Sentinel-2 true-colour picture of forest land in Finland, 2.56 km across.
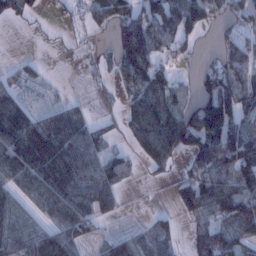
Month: January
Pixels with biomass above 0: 68%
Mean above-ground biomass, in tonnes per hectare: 63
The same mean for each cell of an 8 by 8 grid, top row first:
44 10 20 73 88 129 70 46
0 3 13 34 97 37 5 62
30 10 7 19 75 37 53 88
90 37 26 13 99 67 184 115
120 98 77 24 69 88 126 155
84 119 100 71 9 24 102 109
48 58 93 34 4 26 76 112
80 98 54 56 52 31 91 70
